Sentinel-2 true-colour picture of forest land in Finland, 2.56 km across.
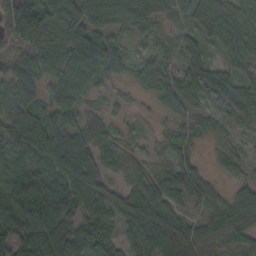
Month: October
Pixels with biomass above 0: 92%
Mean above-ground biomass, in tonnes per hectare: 62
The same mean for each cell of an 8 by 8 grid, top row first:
149 126 127 75 73 38 62 58
58 111 141 72 20 27 41 66
78 66 78 38 50 53 72 47
77 49 49 21 7 40 35 64
64 81 70 40 18 33 15 18
71 75 92 37 48 56 18 24
93 80 68 63 113 43 40 86
63 78 72 48 80 94 70 65
